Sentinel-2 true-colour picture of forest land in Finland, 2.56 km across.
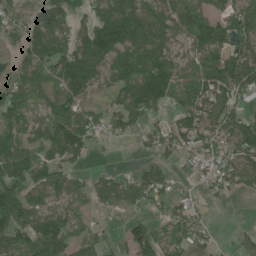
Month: July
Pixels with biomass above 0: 74%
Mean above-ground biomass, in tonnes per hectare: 86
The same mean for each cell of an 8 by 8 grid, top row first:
47 98 49 170 128 86 56 99
42 123 128 161 142 69 107 91
68 77 158 69 127 122 122 135
96 76 81 68 105 71 129 74
92 102 101 22 39 83 92 141
132 112 39 42 80 24 64 100
170 94 56 42 41 54 23 2
95 124 64 30 108 79 41 32
